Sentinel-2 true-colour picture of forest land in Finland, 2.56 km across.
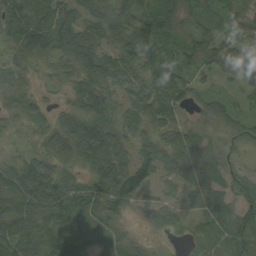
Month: August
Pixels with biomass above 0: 91%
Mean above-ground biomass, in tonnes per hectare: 61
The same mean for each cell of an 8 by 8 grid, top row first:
99 100 65 72 80 57 40 61
57 69 91 52 89 43 63 59
39 22 57 67 72 72 24 41
52 40 68 59 72 48 44 36
20 55 97 83 60 86 56 37
69 73 45 106 78 63 83 46
74 80 72 67 34 26 67 66
76 82 59 57 25 13 42 79
